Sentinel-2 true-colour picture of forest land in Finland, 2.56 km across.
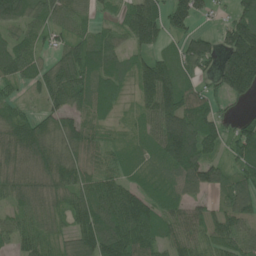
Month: June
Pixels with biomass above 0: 86%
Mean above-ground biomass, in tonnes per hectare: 87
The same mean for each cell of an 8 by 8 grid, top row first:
90 74 54 31 152 106 34 96
85 49 97 78 89 44 77 207
58 91 112 92 121 114 39 193
53 55 68 52 68 158 81 17
106 90 68 35 55 192 103 86
83 98 71 67 52 91 96 81
63 79 104 143 126 76 46 96
62 60 104 158 111 97 69 73
